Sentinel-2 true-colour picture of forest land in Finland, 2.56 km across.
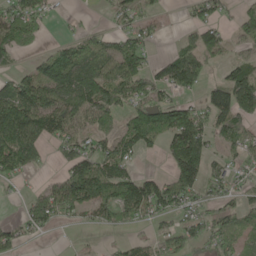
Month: May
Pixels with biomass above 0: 64%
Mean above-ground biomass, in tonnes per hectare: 79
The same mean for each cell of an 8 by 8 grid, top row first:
93 36 7 31 48 5 63 56
93 28 65 66 69 31 108 42
74 138 132 117 96 105 50 107
175 134 96 89 131 121 100 130
157 65 81 67 84 135 91 72
50 20 155 135 65 140 77 34
8 113 88 111 117 89 49 81
44 10 9 14 44 98 81 67
